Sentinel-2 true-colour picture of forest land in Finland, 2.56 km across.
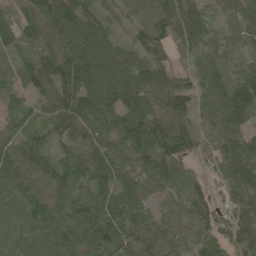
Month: May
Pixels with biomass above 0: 95%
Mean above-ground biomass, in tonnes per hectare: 87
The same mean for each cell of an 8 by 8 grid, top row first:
57 124 129 54 58 97 60 76
53 73 139 91 70 44 72 52
58 107 116 120 96 61 76 85
56 75 115 120 107 69 60 102
67 52 81 112 150 88 36 95
97 108 85 107 106 80 33 95
87 111 113 122 92 55 66 86
82 109 133 117 97 69 69 86
